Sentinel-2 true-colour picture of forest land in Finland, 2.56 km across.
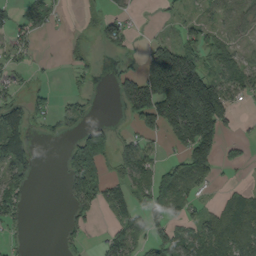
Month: September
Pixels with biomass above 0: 49%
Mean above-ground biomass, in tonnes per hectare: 66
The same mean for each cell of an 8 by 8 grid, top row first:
42 51 12 44 2 21 32 55
40 1 23 41 37 122 68 33
26 9 21 33 179 323 133 73
75 44 41 1 162 249 202 19
113 5 73 61 42 62 162 31
88 0 114 58 77 123 58 1
67 0 60 58 66 83 35 98
15 0 21 54 58 88 96 114
